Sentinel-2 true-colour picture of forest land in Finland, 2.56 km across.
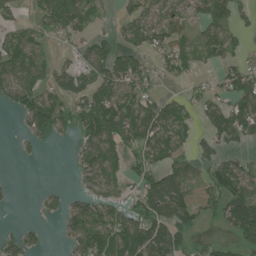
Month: July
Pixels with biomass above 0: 61%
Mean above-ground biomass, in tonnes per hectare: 64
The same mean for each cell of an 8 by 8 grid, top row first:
35 97 86 14 64 46 64 35
90 34 40 58 53 86 84 36
109 70 70 89 56 36 19 95
56 119 69 129 104 72 70 98
13 13 50 95 72 60 43 48
2 0 47 52 57 81 63 78
4 26 66 81 77 131 53 110
45 10 91 116 143 94 21 49
